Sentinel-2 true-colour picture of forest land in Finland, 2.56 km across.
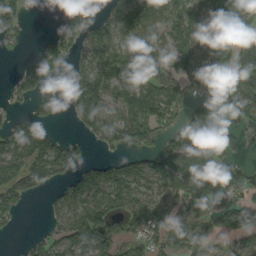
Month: September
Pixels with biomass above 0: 67%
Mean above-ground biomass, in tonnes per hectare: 66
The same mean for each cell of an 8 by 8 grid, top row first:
85 1 42 50 138 80 89 87
13 46 49 80 84 76 70 86
32 49 42 75 77 68 54 94
13 75 64 53 101 52 61 73
90 70 24 49 42 71 94 40
79 73 72 81 60 92 103 76
48 19 87 81 78 63 82 91
4 40 80 78 70 100 61 68
